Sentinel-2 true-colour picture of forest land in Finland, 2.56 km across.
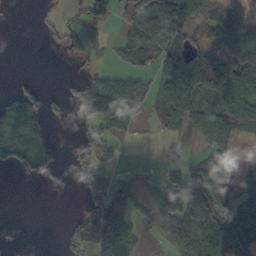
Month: October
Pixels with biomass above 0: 54%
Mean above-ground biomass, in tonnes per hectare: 58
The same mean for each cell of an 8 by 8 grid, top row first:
1 9 35 48 95 126 83 82
0 5 26 22 81 71 75 90
10 1 43 49 32 140 143 128
107 38 42 94 26 96 73 145
98 36 42 35 1 10 48 28
8 22 38 43 16 56 151 68
0 0 16 100 34 115 143 70
0 0 62 97 19 66 136 129
